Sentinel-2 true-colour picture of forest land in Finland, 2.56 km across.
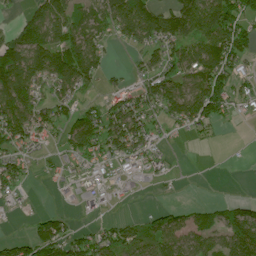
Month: July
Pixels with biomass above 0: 62%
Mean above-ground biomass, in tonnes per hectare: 64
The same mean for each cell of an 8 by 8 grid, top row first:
18 103 51 85 131 121 112 122
101 121 114 22 61 70 121 99
138 97 103 19 49 75 111 48
116 63 63 76 74 78 125 18
73 37 98 103 71 9 16 2
73 10 64 44 23 7 0 0
7 8 7 9 7 29 35 62
52 140 75 66 61 67 53 114
